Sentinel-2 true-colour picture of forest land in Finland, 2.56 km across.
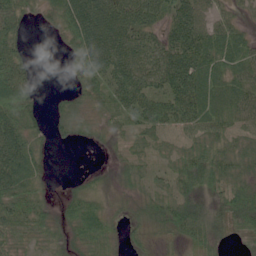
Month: June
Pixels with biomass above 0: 81%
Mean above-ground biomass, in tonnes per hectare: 44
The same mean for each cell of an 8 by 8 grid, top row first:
61 23 95 90 65 61 46 23
32 2 65 85 61 67 66 63
71 0 36 65 69 69 81 61
76 23 20 28 56 56 78 54
78 21 12 11 20 22 41 35
79 14 11 13 22 44 66 38
51 19 50 17 27 48 27 74
22 23 31 21 22 20 38 27
